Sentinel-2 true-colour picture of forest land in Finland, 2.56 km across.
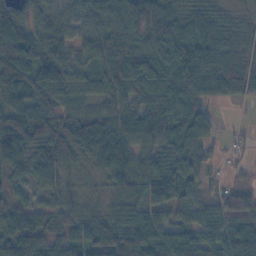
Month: November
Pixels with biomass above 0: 92%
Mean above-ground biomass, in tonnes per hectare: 71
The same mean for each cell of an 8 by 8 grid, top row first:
74 63 61 70 92 84 62 25
98 88 50 75 75 100 90 54
86 111 71 68 102 102 97 93
77 69 58 75 84 76 38 2
96 90 114 122 75 85 43 15
44 21 27 73 75 96 22 13
55 43 46 41 66 66 49 69
95 69 78 83 109 88 82 94
